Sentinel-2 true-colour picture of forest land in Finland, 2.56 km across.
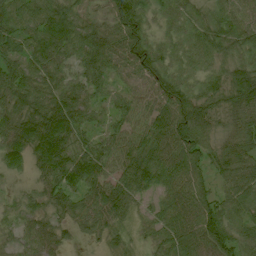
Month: July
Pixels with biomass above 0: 94%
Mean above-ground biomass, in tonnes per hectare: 54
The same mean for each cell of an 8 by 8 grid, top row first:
67 79 45 68 51 42 40 52
44 77 61 65 74 39 57 51
68 49 45 29 56 60 47 67
71 97 56 30 47 89 48 49
73 114 46 49 64 80 48 40
17 52 89 57 76 59 35 60
26 38 47 74 17 57 59 56
26 42 17 23 14 45 57 42
